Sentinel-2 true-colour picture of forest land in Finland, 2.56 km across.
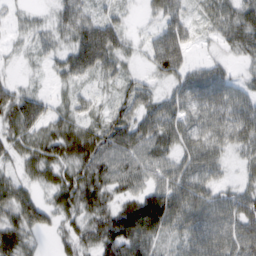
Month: February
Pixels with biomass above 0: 81%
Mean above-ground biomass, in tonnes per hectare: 43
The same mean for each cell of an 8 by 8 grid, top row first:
11 12 48 25 12 42 31 49
7 23 73 65 22 84 8 40
14 10 28 25 20 43 56 22
42 8 28 37 47 44 49 54
31 42 63 63 55 46 52 41
27 33 50 59 43 52 41 17
55 18 48 58 138 71 61 57
57 5 43 94 74 29 61 72
